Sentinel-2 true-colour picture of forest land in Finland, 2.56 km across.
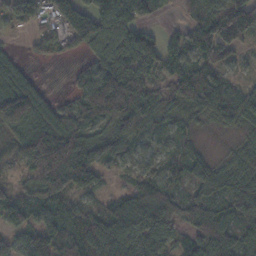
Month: November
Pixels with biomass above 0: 83%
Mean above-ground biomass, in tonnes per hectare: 83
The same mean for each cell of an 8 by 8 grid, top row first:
34 48 116 153 66 13 111 192
15 42 44 91 114 62 133 62
104 10 44 125 91 79 99 36
184 104 92 126 115 62 68 93
72 124 103 74 43 31 12 39
31 104 121 21 60 46 94 75
86 66 60 72 114 69 107 116
56 114 119 145 99 61 133 97
